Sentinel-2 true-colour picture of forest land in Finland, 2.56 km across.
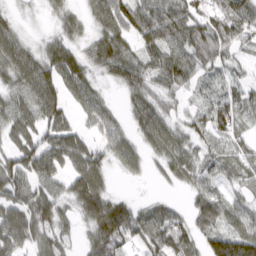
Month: March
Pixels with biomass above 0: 87%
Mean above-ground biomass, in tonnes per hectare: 58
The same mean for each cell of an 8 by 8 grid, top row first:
19 19 38 78 93 81 68 86
74 51 44 94 54 62 69 46
63 78 69 43 61 47 31 28
74 79 35 32 75 30 56 55
57 69 64 56 49 64 35 39
87 67 81 26 22 44 37 42
76 81 63 85 30 22 58 39
93 71 26 95 64 77 69 102
